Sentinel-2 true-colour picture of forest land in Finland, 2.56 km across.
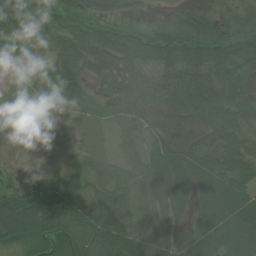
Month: July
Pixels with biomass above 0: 90%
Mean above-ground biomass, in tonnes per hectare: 54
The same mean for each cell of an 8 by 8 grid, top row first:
80 77 67 33 9 23 32 43
33 30 53 71 75 88 76 61
21 55 41 40 40 79 88 48
33 17 32 39 42 58 81 48
16 20 34 27 38 46 37 54
18 20 40 65 67 75 75 76
87 87 50 68 44 44 69 90
54 80 67 67 100 57 67 80
